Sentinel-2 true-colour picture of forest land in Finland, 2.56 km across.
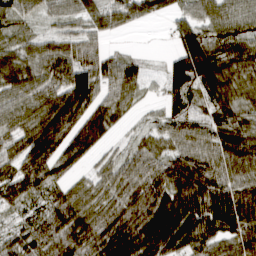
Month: March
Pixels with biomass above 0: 89%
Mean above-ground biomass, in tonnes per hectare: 79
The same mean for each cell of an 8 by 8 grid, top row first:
80 42 50 66 51 43 70 76
64 64 70 17 3 67 105 78
85 83 109 71 41 93 122 78
77 106 105 73 18 64 54 64
71 114 92 23 46 65 78 100
84 72 31 68 90 110 103 76
45 65 93 94 125 137 122 128
48 89 116 138 140 117 89 96
